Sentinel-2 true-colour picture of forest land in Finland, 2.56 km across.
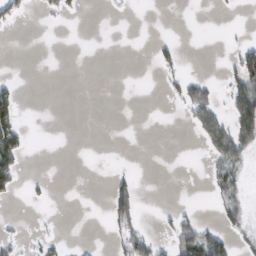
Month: February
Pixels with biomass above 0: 15%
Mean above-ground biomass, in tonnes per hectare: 13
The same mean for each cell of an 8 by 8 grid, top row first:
16 7 5 1 0 0 0 1
0 0 0 0 0 14 0 27
7 0 0 0 0 14 14 65
27 0 0 0 0 2 46 63
39 0 0 0 0 0 33 50
30 4 0 13 0 0 11 19
0 2 0 45 10 8 2 25
15 14 0 19 44 47 63 13
